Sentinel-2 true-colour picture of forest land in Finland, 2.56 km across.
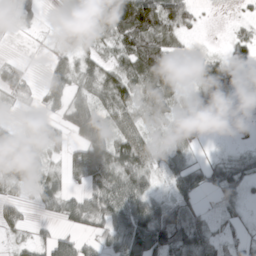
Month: March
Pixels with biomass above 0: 74%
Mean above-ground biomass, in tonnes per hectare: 42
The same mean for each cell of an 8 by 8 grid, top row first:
26 1 40 103 134 63 3 8
1 9 46 35 89 29 11 30
27 38 39 52 68 36 70 18
10 33 72 50 34 27 47 4
56 31 69 79 45 40 3 8
42 33 43 63 54 48 50 53
24 21 48 61 70 56 13 16
16 34 38 42 122 92 59 24
